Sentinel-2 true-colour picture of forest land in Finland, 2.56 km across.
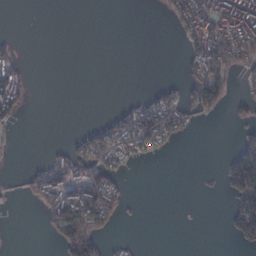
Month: February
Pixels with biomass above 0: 30%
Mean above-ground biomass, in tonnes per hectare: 37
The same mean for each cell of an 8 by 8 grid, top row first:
0 0 0 0 0 55 114 162
23 0 0 0 0 1 120 141
97 0 0 0 0 10 110 27
57 0 0 15 94 90 36 18
7 3 42 95 91 22 0 29
6 88 83 70 0 0 2 108
6 70 112 76 2 0 0 67
0 12 154 18 1 0 0 30
